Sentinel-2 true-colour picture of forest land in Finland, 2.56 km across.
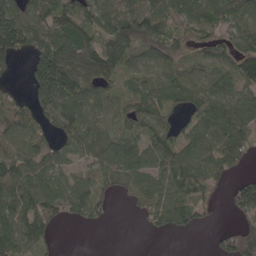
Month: May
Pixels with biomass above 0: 78%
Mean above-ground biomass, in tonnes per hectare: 79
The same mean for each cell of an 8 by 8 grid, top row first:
128 105 116 109 127 81 100 101
111 110 126 125 82 62 53 84
12 159 130 71 60 75 71 99
73 78 110 67 73 39 101 115
79 61 80 90 67 73 99 100
107 95 48 65 69 104 84 29
112 98 76 19 45 109 26 65
108 58 0 0 2 5 5 93
